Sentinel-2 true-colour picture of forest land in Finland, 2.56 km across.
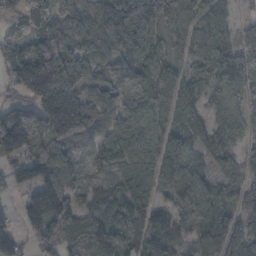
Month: November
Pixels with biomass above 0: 89%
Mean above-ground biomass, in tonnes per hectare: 98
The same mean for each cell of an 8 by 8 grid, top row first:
90 94 96 42 87 65 84 22
86 158 66 55 79 46 101 98
160 296 98 95 126 87 86 105
116 177 176 80 126 68 57 63
165 143 76 103 122 75 88 53
61 152 94 84 100 101 56 71
28 184 87 107 103 76 96 59
67 86 108 145 129 74 75 110
